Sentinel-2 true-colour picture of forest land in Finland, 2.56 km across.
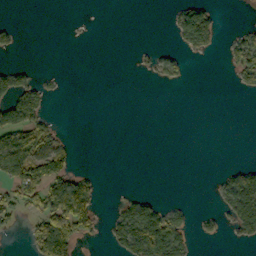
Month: October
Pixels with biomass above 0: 25%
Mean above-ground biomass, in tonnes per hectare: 30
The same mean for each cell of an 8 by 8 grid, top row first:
1 0 1 0 0 38 66 0
18 0 0 0 7 16 31 68
61 14 0 0 5 22 0 34
99 32 0 0 0 0 0 0
69 56 2 0 0 0 0 0
62 63 39 0 0 0 2 74
45 96 129 11 68 26 4 122
1 147 54 42 146 85 12 23
